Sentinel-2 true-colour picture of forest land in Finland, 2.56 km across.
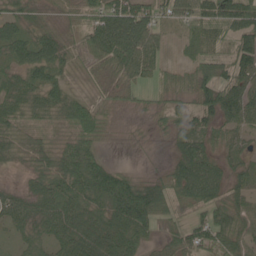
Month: June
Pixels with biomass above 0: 87%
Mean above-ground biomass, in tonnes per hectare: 57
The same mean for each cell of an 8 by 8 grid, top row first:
53 26 40 95 89 55 80 79
66 79 49 97 96 10 53 74
46 64 12 37 34 37 71 70
52 50 57 18 16 45 62 90
48 33 60 5 5 34 52 39
8 69 99 84 26 67 95 41
59 73 74 89 111 44 62 61
29 53 82 91 47 53 70 74
